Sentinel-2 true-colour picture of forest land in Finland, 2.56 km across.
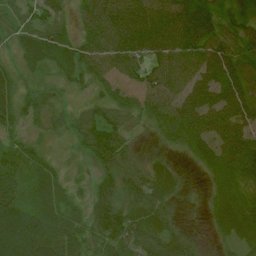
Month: July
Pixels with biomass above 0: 91%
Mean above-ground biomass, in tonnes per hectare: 47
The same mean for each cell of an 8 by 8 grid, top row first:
36 55 30 68 78 70 55 33
28 51 42 64 77 72 68 53
24 19 30 34 48 57 74 75
36 26 16 32 36 67 84 78
26 14 28 51 7 27 67 80
51 37 11 31 38 22 32 62
68 53 33 61 57 16 20 76
91 91 64 59 50 40 7 44
